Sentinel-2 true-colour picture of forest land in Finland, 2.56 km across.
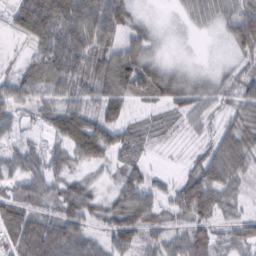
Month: February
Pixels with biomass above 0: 92%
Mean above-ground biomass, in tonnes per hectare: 54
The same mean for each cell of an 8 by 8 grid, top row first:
55 110 87 81 15 10 46 84
7 69 78 58 52 5 2 55
45 62 65 77 84 53 33 55
35 47 61 57 28 41 35 53
34 37 89 80 47 15 39 80
54 69 34 24 42 22 91 55
70 42 75 58 74 55 70 33
76 105 65 52 43 41 57 49
